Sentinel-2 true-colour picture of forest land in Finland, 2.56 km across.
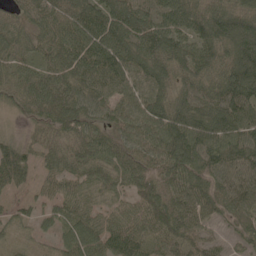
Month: May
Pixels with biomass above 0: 93%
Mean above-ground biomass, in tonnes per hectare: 74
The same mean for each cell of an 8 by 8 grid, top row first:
44 92 92 98 83 86 94 85
64 68 93 116 97 81 86 104
61 77 82 92 93 58 72 127
29 91 84 61 87 84 101 99
54 47 62 63 70 110 106 121
89 43 61 62 69 91 81 77
23 37 52 37 63 87 74 65
24 21 80 81 70 74 47 39
